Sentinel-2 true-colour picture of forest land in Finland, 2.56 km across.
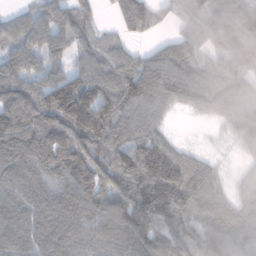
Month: January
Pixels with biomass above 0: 91%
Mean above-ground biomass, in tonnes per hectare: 92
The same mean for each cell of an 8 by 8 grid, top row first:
44 96 79 22 92 34 99 151
80 101 58 51 23 79 70 190
95 101 96 93 106 90 88 96
117 113 166 103 74 21 46 78
107 124 112 100 105 39 7 46
90 83 120 96 141 145 76 24
91 105 110 113 148 149 96 74
96 112 90 103 107 114 110 86
